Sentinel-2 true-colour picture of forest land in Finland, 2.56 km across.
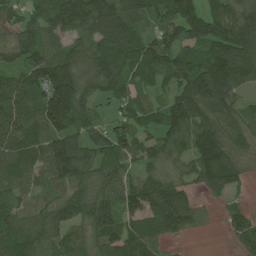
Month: June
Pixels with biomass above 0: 89%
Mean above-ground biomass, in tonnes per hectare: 93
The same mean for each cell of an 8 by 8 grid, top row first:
51 94 111 132 90 115 97 104
91 92 52 115 103 114 99 134
82 152 98 92 68 88 134 89
108 161 109 37 81 114 111 65
105 118 95 104 96 86 134 80
87 97 98 81 74 49 102 67
78 80 120 101 126 165 20 35
78 95 78 110 123 32 3 52
